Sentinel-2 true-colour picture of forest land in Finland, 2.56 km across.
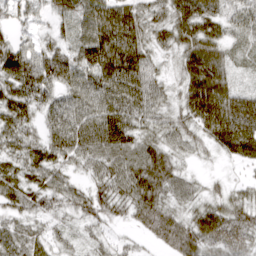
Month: March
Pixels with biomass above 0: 92%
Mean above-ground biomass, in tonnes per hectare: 56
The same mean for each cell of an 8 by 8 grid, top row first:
43 32 58 78 56 63 66 44
59 52 60 94 61 50 79 23
86 78 73 85 71 34 104 20
65 50 70 75 57 43 86 94
52 57 68 73 57 44 39 72
55 54 25 65 84 52 15 11
43 43 44 50 69 43 53 55
35 40 24 23 17 68 69 61
